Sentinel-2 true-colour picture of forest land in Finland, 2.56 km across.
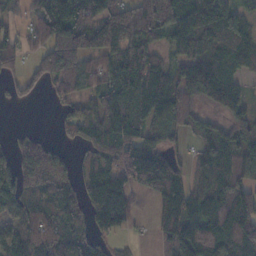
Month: November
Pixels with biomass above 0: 82%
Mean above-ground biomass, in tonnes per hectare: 93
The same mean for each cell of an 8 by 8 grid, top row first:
25 132 107 152 146 142 99 80
60 136 159 137 97 73 103 123
48 79 85 104 153 100 127 58
1 4 77 132 102 76 39 50
65 66 42 109 104 33 79 120
115 164 57 104 156 98 119 90
77 92 77 173 12 126 134 123
76 98 81 41 15 101 113 114
